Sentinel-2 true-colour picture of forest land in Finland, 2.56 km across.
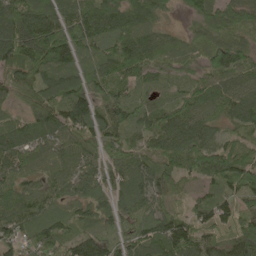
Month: May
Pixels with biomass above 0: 93%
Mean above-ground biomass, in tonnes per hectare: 81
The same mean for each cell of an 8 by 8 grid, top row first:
143 101 109 95 84 16 84 84
132 182 90 72 82 47 81 93
69 83 82 75 48 38 68 92
41 94 113 92 65 77 67 98
107 96 95 75 56 84 85 58
68 62 82 56 77 69 84 133
85 48 43 49 51 43 73 82
78 101 81 51 92 133 80 108
